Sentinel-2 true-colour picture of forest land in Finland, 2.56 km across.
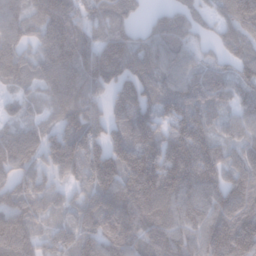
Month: January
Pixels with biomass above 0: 91%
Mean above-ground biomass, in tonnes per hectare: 118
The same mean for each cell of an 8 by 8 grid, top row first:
115 157 105 127 38 94 56 136
118 117 124 192 107 108 42 99
92 106 139 173 130 98 98 95
49 46 133 111 135 130 89 82
134 97 147 138 167 155 129 89
108 69 83 162 202 157 141 119
154 79 88 142 161 122 118 132
209 90 98 127 102 110 130 167
